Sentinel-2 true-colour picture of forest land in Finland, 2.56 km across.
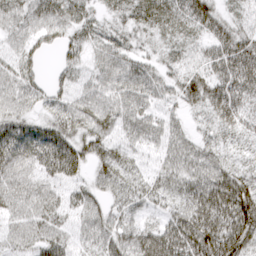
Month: March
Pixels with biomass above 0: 88%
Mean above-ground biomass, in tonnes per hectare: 49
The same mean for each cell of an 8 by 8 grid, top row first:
43 53 38 25 44 49 69 23
31 27 41 50 23 30 47 83
48 23 26 53 54 38 66 83
43 34 57 59 48 25 51 68
64 60 50 45 38 45 38 23
53 38 25 54 33 56 69 54
44 43 40 39 37 44 85 100
36 48 29 54 66 78 94 79
